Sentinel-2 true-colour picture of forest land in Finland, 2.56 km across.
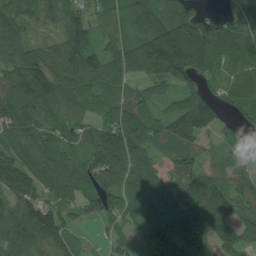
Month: July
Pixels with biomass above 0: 88%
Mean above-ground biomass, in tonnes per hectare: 98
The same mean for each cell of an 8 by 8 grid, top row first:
87 85 72 63 115 106 14 65
97 71 153 60 143 230 130 75
126 161 104 77 68 113 55 64
121 91 74 82 89 100 140 50
93 91 59 142 114 109 40 44
148 89 96 115 103 97 100 72
120 109 63 75 89 121 196 118
121 112 47 43 103 124 100 110
